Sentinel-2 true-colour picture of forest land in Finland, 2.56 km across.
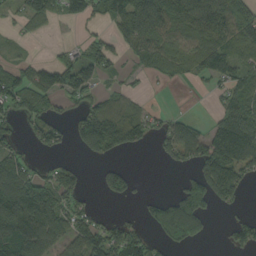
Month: September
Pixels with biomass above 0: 59%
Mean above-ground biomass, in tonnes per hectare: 75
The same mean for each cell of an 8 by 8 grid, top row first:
28 60 78 84 170 122 125 63
11 7 33 61 76 58 85 56
89 94 118 18 20 26 43 63
61 66 63 84 45 18 13 115
49 54 57 116 45 100 122 187
148 59 45 81 5 11 132 97
172 142 67 5 32 124 76 29
172 122 98 125 92 94 22 73
